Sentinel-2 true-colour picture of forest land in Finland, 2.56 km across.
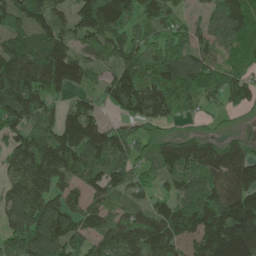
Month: May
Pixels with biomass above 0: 88%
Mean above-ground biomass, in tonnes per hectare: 113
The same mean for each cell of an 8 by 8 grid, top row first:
131 97 118 177 106 59 68 146
128 148 70 98 108 116 72 102
182 150 66 85 132 177 106 72
162 87 98 34 112 75 30 39
97 129 166 147 84 102 89 70
100 140 108 122 51 95 126 138
126 123 74 71 71 127 181 178
129 176 103 109 136 117 200 224
